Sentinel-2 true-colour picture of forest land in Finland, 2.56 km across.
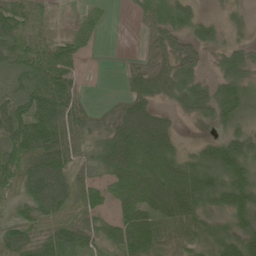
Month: June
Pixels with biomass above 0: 80%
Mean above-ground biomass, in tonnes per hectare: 62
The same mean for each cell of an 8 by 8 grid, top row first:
104 30 29 8 37 71 17 17
93 72 51 0 19 60 37 34
47 113 35 1 73 79 33 62
93 122 54 37 75 30 47 46
103 126 38 82 95 36 39 66
79 147 39 63 99 94 87 77
36 94 51 39 77 111 55 72
74 65 80 52 91 40 51 67
